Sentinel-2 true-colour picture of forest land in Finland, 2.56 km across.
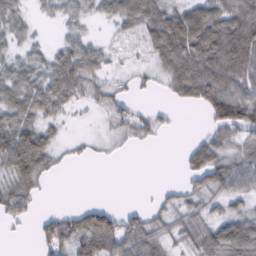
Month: February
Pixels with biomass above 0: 69%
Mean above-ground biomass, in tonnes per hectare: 45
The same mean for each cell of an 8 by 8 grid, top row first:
39 16 33 40 73 62 75 86
27 23 55 17 26 95 93 110
52 54 77 22 13 68 109 72
64 42 11 35 26 13 53 95
90 48 12 11 19 1 58 52
72 29 0 0 0 3 77 59
53 5 19 11 20 38 35 25
3 50 67 61 70 36 70 87
